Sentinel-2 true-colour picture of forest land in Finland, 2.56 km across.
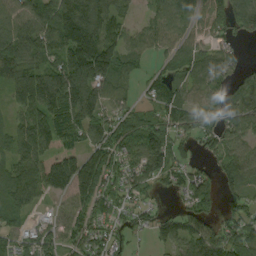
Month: September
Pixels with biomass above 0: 82%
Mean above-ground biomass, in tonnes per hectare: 90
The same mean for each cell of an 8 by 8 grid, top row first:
91 109 219 144 25 65 82 142
97 103 217 128 61 60 56 30
113 146 170 112 41 61 73 44
67 147 162 77 77 92 62 75
86 99 70 130 136 84 52 60
120 130 144 90 109 78 77 65
107 19 59 86 59 30 85 57
69 72 73 71 21 83 89 125
